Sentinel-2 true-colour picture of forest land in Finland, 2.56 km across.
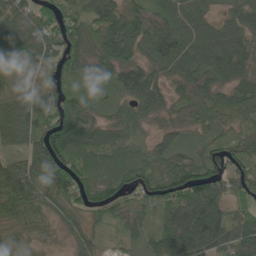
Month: May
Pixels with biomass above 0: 93%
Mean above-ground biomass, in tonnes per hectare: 72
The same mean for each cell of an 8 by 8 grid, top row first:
87 80 62 98 74 76 51 71
84 92 91 92 64 99 100 81
51 67 51 59 93 59 73 69
78 72 79 37 64 42 68 68
42 112 97 71 35 46 49 51
89 100 95 107 78 96 112 73
77 48 64 68 54 88 115 55
49 25 38 16 46 103 96 79
